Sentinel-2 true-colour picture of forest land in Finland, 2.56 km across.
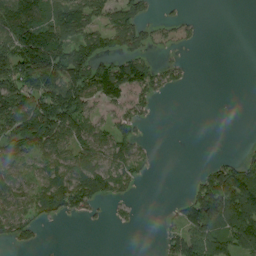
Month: August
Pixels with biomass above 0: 53%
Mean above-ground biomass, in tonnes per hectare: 66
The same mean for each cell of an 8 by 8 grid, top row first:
146 89 114 59 43 20 1 0
143 202 109 52 52 22 0 0
148 153 128 137 96 30 0 0
157 149 109 38 39 0 0 0
127 123 88 89 26 0 0 3
93 85 132 105 17 0 53 106
96 88 78 18 2 25 140 141
53 3 0 0 0 64 119 102
